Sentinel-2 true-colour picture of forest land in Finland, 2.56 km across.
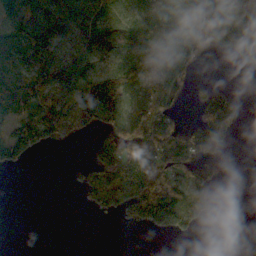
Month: October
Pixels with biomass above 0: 57%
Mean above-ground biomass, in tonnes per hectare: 68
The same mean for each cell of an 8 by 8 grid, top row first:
76 94 74 71 53 64 155 126
95 87 68 95 83 105 63 127
71 86 128 137 95 79 18 0
75 81 141 152 94 52 122 36
80 34 8 100 180 145 113 2
0 0 25 138 189 105 34 0
0 0 9 55 162 120 30 0
0 0 0 0 0 5 0 0
